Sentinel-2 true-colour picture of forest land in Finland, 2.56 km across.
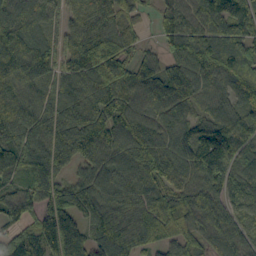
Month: September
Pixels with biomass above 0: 94%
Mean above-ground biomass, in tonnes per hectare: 92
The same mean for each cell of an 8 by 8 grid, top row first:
86 63 80 80 38 76 84 109
118 85 99 119 40 80 121 107
113 93 102 104 90 90 83 119
103 86 106 98 86 95 68 102
104 95 105 93 111 98 136 119
58 90 62 102 92 80 129 60
83 65 90 97 87 111 125 78
62 108 86 121 88 84 73 86
